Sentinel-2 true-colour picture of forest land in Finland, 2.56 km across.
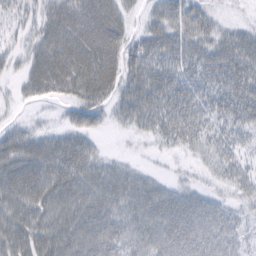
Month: February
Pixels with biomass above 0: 84%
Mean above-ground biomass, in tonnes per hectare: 40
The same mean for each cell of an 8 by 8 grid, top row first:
22 34 46 46 23 49 33 8
17 42 58 51 53 51 42 56
13 50 57 47 57 49 46 57
4 4 35 28 51 51 43 49
55 39 39 1 8 28 32 33
60 62 57 42 24 10 12 35
51 52 55 44 55 58 44 23
53 56 60 48 41 61 50 28
